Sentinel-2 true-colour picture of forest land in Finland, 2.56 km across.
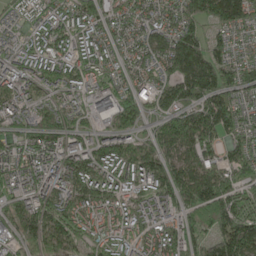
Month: May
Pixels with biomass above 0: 92%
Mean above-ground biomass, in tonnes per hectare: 132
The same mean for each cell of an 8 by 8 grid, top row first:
66 97 131 98 90 123 194 184
88 123 112 90 102 208 152 61
128 137 112 75 84 162 202 141
116 137 85 153 103 167 206 123
86 122 98 129 97 190 149 120
117 132 179 129 148 170 197 128
116 161 141 124 127 120 218 139
99 160 99 110 119 128 122 235
